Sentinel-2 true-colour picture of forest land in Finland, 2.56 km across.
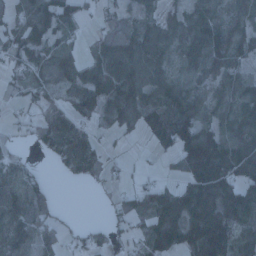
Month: January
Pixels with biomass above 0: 74%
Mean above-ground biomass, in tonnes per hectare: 62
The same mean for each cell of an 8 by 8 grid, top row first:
60 116 43 24 29 42 61 46
72 65 33 97 83 60 101 54
27 46 62 112 74 53 37 57
13 46 51 72 66 89 52 76
16 62 83 14 10 109 139 97
53 17 43 17 12 27 169 82
73 69 0 29 51 101 127 135
67 57 26 36 55 98 133 63
